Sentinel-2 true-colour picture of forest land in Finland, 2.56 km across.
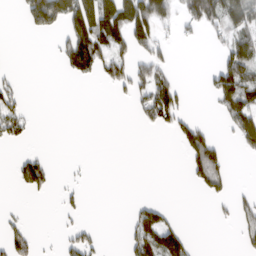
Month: March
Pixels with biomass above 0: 29%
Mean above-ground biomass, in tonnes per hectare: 41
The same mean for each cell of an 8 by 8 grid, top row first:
7 115 122 108 118 59 97 88
0 3 137 93 40 16 13 79
20 0 28 59 69 36 30 103
70 0 0 0 49 84 6 93
30 0 0 0 0 29 88 46
45 60 8 0 0 0 93 0
11 0 22 0 44 8 5 45
74 3 68 0 80 86 0 22
